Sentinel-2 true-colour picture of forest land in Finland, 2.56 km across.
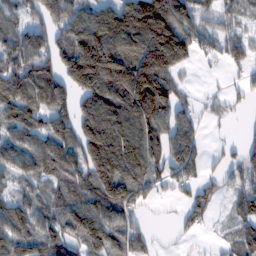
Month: February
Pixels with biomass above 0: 78%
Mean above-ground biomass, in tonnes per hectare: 119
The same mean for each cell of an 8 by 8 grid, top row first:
77 134 110 141 266 190 80 97
133 126 221 176 187 234 76 91
137 139 198 193 260 78 6 34
139 124 131 169 215 117 39 21
119 141 170 210 155 157 28 49
77 106 123 180 123 102 44 97
107 91 133 141 46 28 82 90
139 122 116 105 65 18 11 82
